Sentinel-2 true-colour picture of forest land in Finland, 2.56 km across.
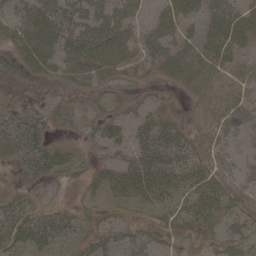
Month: May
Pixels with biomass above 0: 73%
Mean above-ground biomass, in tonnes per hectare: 31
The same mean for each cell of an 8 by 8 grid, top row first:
32 53 44 44 18 46 32 37
34 45 56 59 35 43 39 31
19 18 36 27 12 35 36 27
22 23 18 20 21 12 30 34
41 27 12 28 39 46 30 17
13 31 13 34 56 42 40 27
34 21 19 17 15 35 44 25
39 49 29 31 35 27 23 29
